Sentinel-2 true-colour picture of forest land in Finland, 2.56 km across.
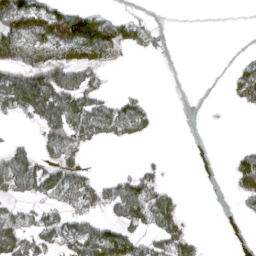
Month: April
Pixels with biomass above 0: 41%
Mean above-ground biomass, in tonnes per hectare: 51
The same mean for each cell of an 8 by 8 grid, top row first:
119 105 84 30 6 0 0 0
128 95 114 91 18 0 0 1
98 128 84 4 0 0 0 71
54 113 110 63 47 0 0 10
32 68 69 25 8 0 0 7
148 91 60 21 63 1 0 93
41 53 68 61 123 68 0 10
105 67 99 125 60 118 6 0
